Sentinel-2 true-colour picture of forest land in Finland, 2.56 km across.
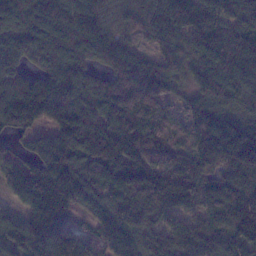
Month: January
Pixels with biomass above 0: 92%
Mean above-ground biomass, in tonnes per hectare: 118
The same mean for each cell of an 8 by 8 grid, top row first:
115 147 139 68 95 139 152 143
107 125 139 119 43 114 168 157
93 116 102 87 164 75 144 140
159 128 142 121 135 30 154 89
30 98 150 180 103 49 154 194
110 122 72 113 169 125 81 145
40 186 62 115 150 120 78 126
55 152 86 105 95 153 159 119
